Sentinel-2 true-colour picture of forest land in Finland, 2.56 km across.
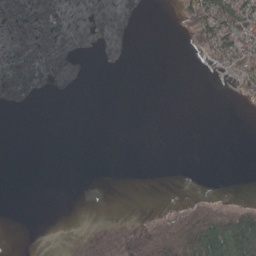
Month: May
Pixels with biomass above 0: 14%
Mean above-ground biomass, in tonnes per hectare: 13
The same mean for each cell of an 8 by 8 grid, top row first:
0 0 0 0 0 13 87 72
0 0 0 0 0 0 48 73
0 0 0 0 0 0 1 30
0 0 0 0 0 0 0 0
0 0 0 0 0 0 0 0
0 0 0 0 0 0 0 0
0 0 0 0 0 13 51 45
0 0 0 1 45 110 129 135
